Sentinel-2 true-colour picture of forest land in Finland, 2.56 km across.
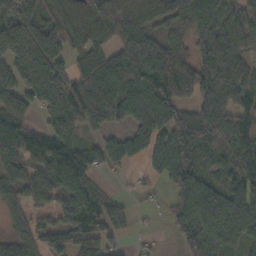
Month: October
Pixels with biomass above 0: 81%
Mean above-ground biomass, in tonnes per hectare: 101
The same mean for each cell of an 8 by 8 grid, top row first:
113 73 60 128 63 47 117 66
179 146 71 82 120 91 146 64
118 174 97 117 149 219 158 96
111 86 112 122 110 111 110 87
168 120 68 62 87 135 140 106
127 121 128 19 21 111 69 94
57 58 117 54 7 86 169 154
61 74 120 57 10 32 156 134
